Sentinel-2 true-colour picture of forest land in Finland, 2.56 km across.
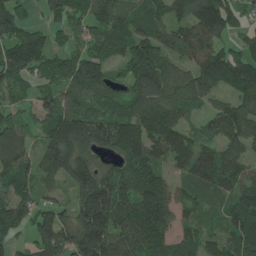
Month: June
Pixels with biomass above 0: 90%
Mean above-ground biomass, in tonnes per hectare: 125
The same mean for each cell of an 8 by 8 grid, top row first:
124 60 103 134 137 106 185 83
171 114 93 121 145 118 152 68
102 105 190 96 153 114 139 174
83 115 162 106 138 112 60 120
107 137 192 137 157 138 72 97
137 89 185 123 162 60 111 103
152 88 141 196 151 115 59 135
67 152 185 163 140 115 87 154
